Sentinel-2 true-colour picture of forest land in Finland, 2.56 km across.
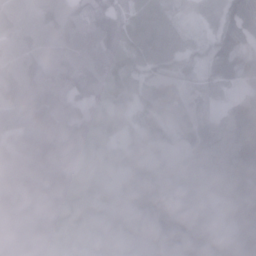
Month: January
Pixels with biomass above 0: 93%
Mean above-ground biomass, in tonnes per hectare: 84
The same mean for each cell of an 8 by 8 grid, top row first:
98 107 85 74 61 46 56 109
85 94 101 95 96 79 55 84
107 88 89 96 78 93 59 60
92 93 77 94 67 81 35 77
78 114 89 65 78 39 85 84
112 94 98 42 90 61 56 73
65 97 130 83 146 105 64 99
61 98 97 66 92 136 104 70
